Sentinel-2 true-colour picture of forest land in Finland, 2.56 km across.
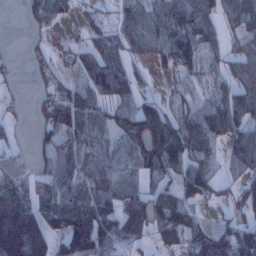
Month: January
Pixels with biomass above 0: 72%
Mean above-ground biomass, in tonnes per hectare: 75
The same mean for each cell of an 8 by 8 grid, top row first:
0 71 22 26 85 84 80 85
3 24 46 80 68 99 55 41
19 34 48 109 28 27 37 72
17 68 98 59 113 52 82 100
29 49 73 63 136 162 93 90
87 61 80 89 51 69 97 54
161 71 108 84 109 110 28 67
209 114 161 101 41 64 110 122
